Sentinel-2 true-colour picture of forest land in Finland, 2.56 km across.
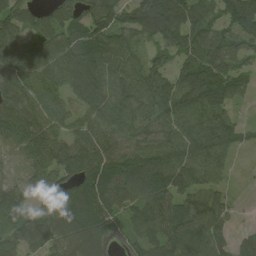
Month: August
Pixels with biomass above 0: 88%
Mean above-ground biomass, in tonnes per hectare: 100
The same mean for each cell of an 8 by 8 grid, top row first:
94 60 85 125 125 112 80 143
98 110 121 102 52 87 134 81
118 107 117 82 108 102 141 79
116 113 78 94 95 126 134 21
82 107 99 116 109 128 140 43
43 103 114 119 132 122 101 4
122 95 108 125 114 109 116 13
94 96 102 84 99 127 125 57
